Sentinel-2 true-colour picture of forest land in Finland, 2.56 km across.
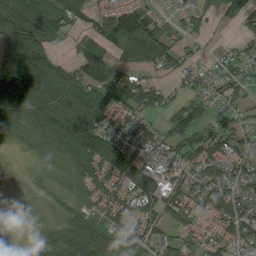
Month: August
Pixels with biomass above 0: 77%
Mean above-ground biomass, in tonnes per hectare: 64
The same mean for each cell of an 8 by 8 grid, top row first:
116 74 45 65 87 28 47 35
103 54 51 50 151 49 8 38
133 126 83 66 42 17 46 60
107 119 132 64 54 48 34 26
21 70 136 86 74 49 68 73
4 20 70 78 101 66 69 76
7 12 37 59 78 63 54 92
25 43 130 75 63 34 49 75
